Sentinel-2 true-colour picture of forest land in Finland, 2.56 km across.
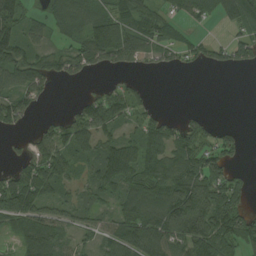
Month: August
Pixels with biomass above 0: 68%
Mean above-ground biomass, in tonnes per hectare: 77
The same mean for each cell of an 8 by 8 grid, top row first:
104 60 101 99 87 45 58 127
127 45 93 177 88 66 46 78
80 67 26 11 11 0 0 0
86 7 70 92 48 9 11 0
19 101 96 90 110 97 69 53
90 101 40 143 88 111 138 32
139 64 59 52 116 155 161 88
45 87 38 77 133 119 161 114
